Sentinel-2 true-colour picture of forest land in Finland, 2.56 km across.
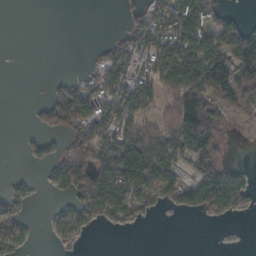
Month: October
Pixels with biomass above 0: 50%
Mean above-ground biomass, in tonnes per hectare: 64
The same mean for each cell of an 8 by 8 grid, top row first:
0 0 0 0 82 175 108 34
0 0 0 68 85 127 131 163
0 9 61 118 70 127 158 123
0 79 179 100 72 133 100 28
1 27 160 114 169 103 85 0
13 22 161 174 138 53 115 50
42 8 80 67 25 18 67 38
44 5 13 0 0 0 0 0
